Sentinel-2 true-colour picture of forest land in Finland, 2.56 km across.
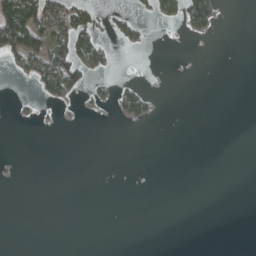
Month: April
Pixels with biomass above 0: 13%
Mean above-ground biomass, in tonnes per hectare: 15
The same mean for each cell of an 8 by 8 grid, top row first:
131 96 70 31 13 40 62 0
100 64 88 19 11 0 0 0
10 101 52 20 3 0 0 0
4 3 8 13 36 0 0 0
0 0 0 0 0 0 0 0
2 0 0 0 0 0 0 0
0 0 0 0 0 0 0 0
0 0 0 0 0 0 0 0
